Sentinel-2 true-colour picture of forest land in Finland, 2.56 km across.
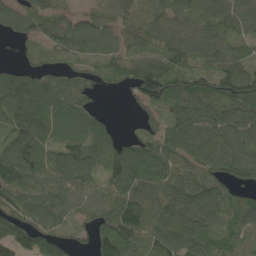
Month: May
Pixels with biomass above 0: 89%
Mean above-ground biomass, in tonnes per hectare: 85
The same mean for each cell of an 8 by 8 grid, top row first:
99 76 52 63 71 74 79 83
19 70 87 82 69 90 78 43
80 64 54 48 152 89 90 123
122 136 96 9 51 72 80 91
98 93 109 81 90 95 108 93
121 91 89 88 109 87 98 79
82 86 66 90 125 99 103 90
90 75 25 123 104 107 97 50
